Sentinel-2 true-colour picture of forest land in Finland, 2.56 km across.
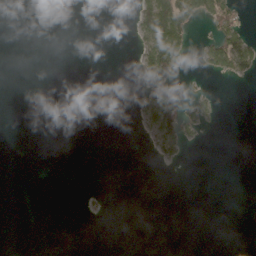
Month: April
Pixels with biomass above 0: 11%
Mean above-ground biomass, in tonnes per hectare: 11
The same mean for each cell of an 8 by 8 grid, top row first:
0 0 0 0 40 115 55 28
0 0 0 0 37 68 42 82
0 0 0 0 42 29 5 17
0 0 0 0 23 66 19 0
0 0 0 0 2 41 1 0
0 0 0 0 0 0 0 0
0 0 1 0 0 0 0 0
0 0 0 0 0 0 0 0
